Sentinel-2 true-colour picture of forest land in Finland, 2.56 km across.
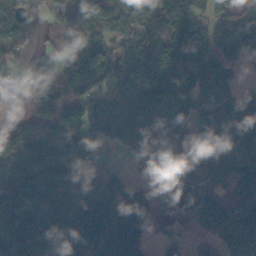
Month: November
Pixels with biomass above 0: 80%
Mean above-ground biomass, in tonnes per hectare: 97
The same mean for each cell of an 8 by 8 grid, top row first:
97 54 101 100 97 113 87 74
69 12 95 81 98 125 124 167
35 78 77 158 137 157 189 41
16 84 88 87 172 123 108 93
88 87 115 72 99 72 75 96
109 107 53 35 55 119 75 92
133 106 141 127 115 80 94 98
107 97 108 208 111 42 36 129
